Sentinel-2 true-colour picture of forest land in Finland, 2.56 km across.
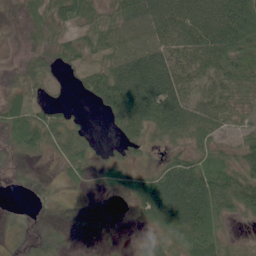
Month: June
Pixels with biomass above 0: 74%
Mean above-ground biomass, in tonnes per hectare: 42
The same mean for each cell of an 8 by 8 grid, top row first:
12 49 51 39 86 85 82 88
6 29 39 54 73 63 81 62
20 21 24 76 119 78 48 40
44 28 5 52 86 83 52 20
34 35 37 9 28 24 29 25
4 3 21 32 40 94 77 43
3 2 3 3 67 119 72 43
11 28 3 4 13 40 57 8
